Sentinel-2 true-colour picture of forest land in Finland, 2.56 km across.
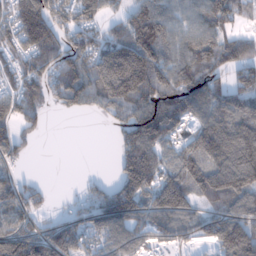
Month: January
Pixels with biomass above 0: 78%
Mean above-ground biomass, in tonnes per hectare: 104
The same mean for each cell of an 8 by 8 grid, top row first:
132 163 117 44 119 88 121 59
78 128 121 126 167 106 121 91
77 104 154 199 175 134 129 101
88 36 51 79 140 131 121 121
80 1 0 27 159 60 153 201
48 6 6 32 164 103 129 172
114 39 68 157 114 132 60 108
164 127 121 127 65 65 79 172
